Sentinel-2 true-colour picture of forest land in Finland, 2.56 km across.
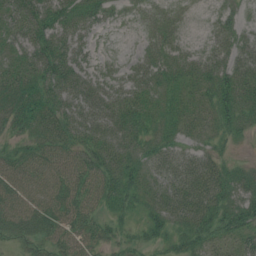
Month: July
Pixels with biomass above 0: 91%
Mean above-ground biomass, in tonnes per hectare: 37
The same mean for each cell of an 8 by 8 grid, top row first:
62 64 48 19 18 15 7 13
41 68 34 6 18 27 21 27
40 59 53 30 41 36 42 50
48 49 64 55 41 29 31 50
28 39 43 51 39 25 21 11
44 38 43 52 41 36 43 32
44 40 35 30 31 44 49 48
28 36 36 26 24 31 34 33
